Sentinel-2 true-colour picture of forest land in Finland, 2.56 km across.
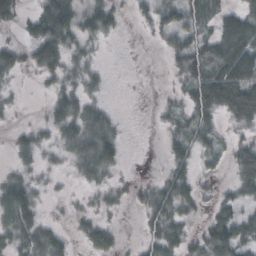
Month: October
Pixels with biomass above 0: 64%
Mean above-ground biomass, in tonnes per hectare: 35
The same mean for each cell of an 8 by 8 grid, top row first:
29 62 47 35 19 49 48 59
26 74 35 3 1 49 56 85
13 25 32 4 1 21 88 94
9 25 45 14 0 26 54 80
23 25 50 48 0 40 35 30
28 16 25 24 5 44 16 46
65 10 15 18 24 45 21 35
39 45 17 31 19 44 62 59
